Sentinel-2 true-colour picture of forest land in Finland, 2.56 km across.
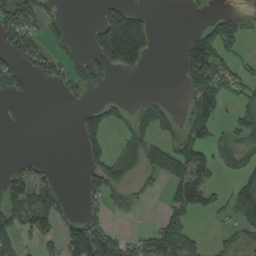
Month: August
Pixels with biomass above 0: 37%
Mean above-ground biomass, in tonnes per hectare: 54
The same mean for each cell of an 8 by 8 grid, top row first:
115 34 0 122 63 0 16 31
75 31 11 249 157 5 91 38
55 48 68 18 5 8 124 52
11 0 25 58 77 28 93 45
0 0 35 33 86 71 74 49
50 28 11 100 40 58 64 66
81 91 14 20 10 65 51 64
59 42 140 80 48 123 18 33
